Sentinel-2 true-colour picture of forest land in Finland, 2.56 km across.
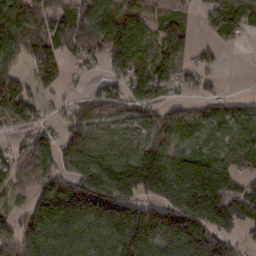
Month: February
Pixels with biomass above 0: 81%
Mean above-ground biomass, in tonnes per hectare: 114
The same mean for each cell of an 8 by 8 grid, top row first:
190 138 157 138 87 66 64 110
110 171 109 140 106 120 30 14
131 105 14 87 127 84 41 0
122 34 79 58 62 49 47 50
37 75 171 47 74 51 47 92
52 94 182 177 248 159 211 116
41 150 199 208 179 233 244 167
135 130 110 133 216 172 225 91
